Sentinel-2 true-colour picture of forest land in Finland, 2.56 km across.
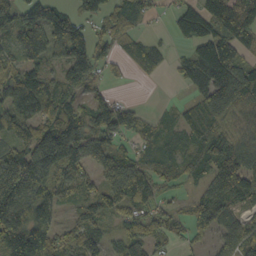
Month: October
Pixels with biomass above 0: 82%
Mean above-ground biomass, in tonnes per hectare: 87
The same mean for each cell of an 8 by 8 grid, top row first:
75 105 46 68 42 67 112 116
72 119 84 60 72 17 129 92
111 81 80 22 15 21 106 163
124 107 87 108 26 43 135 130
70 136 145 85 42 46 92 87
223 116 93 126 119 46 75 143
143 89 71 81 77 27 84 50
172 119 91 44 102 34 32 99
